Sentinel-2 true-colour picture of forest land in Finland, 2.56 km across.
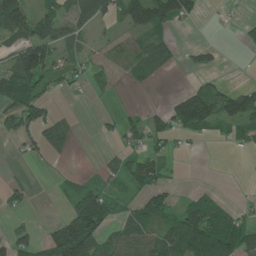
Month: June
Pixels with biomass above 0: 51%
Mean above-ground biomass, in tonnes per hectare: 46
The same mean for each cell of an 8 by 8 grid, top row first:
100 72 66 49 83 71 5 4
78 119 23 42 65 24 23 8
124 51 24 18 24 1 19 2
83 45 4 11 24 79 96 91
20 59 5 12 47 23 8 27
5 1 27 31 77 8 0 0
18 0 107 52 79 41 87 19
54 54 154 58 69 82 116 92
